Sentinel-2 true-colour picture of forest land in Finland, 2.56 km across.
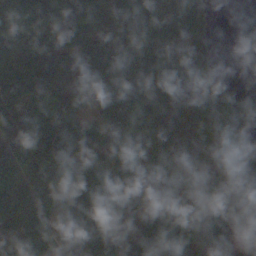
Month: October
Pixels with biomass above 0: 89%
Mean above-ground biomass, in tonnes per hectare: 84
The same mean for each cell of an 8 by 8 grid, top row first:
113 144 90 58 70 61 38 1
130 144 92 84 71 71 38 33
123 103 76 91 64 99 80 17
118 123 66 64 84 78 92 165
50 83 60 44 99 78 40 78
123 108 94 69 42 35 43 109
126 70 77 62 62 90 90 116
137 64 90 99 113 147 79 97
